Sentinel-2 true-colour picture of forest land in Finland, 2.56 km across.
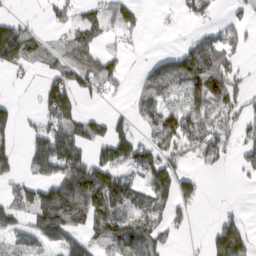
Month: March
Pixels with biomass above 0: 58%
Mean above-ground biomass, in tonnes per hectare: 63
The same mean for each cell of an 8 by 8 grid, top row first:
16 24 35 49 18 15 49 27
129 24 97 24 7 23 100 38
8 41 81 85 46 88 146 36
36 73 54 17 58 76 92 51
34 142 124 108 61 79 86 55
35 68 143 91 68 87 11 24
71 139 127 111 80 59 2 5
33 60 53 96 98 20 40 130
